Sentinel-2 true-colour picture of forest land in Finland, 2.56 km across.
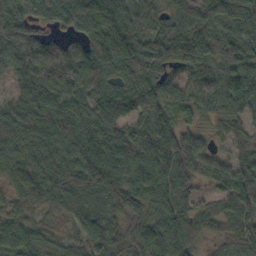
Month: October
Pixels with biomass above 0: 94%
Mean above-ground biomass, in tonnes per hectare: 81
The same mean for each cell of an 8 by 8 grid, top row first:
98 54 109 101 69 57 74 104
102 62 68 130 92 92 73 82
77 110 100 62 79 56 109 93
78 102 93 98 79 61 43 66
71 87 90 119 99 91 49 50
73 93 106 106 93 95 73 103
51 58 77 80 68 88 47 82
81 49 56 78 84 102 45 76
